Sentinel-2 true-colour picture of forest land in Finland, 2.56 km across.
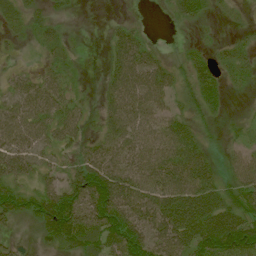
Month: July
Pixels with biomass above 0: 79%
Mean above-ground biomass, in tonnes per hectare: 52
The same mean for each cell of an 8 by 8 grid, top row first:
34 30 3 5 4 33 21 8
12 34 7 41 53 6 19 29
23 39 12 48 72 44 58 26
52 64 36 47 59 40 50 8
58 35 33 55 66 84 29 27
53 38 79 88 82 83 69 51
62 88 97 97 83 112 115 74
10 43 90 83 81 94 116 117
